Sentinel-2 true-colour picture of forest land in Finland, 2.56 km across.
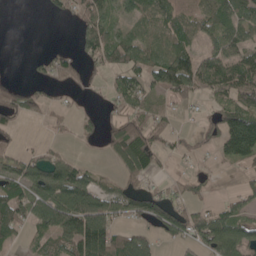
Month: May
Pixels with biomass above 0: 61%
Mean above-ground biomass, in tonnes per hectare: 43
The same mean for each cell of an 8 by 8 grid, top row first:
0 7 32 37 49 57 53 64
0 5 26 74 54 78 21 56
7 30 33 20 42 69 63 80
49 22 16 21 44 20 15 78
14 12 9 54 68 16 20 107
49 75 58 21 51 13 11 11
74 77 89 48 54 47 26 45
28 50 92 94 48 32 65 82
